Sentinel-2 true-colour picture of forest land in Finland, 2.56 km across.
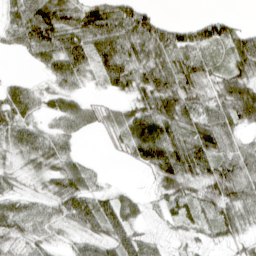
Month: April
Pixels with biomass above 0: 80%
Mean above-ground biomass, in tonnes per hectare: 47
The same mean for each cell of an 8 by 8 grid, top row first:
46 81 67 72 55 2 21 8
25 67 70 78 70 71 53 67
16 27 37 56 61 64 42 62
53 28 42 25 72 72 49 70
43 47 12 8 103 70 76 34
30 42 63 4 7 71 57 72
38 37 72 65 22 39 40 59
44 32 31 69 41 18 24 29
